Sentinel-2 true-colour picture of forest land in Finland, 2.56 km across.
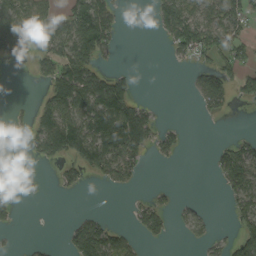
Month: September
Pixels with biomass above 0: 41%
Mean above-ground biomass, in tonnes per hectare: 46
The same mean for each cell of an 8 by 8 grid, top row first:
89 57 113 68 0 100 60 66
71 58 123 31 0 55 72 59
0 66 123 73 0 0 67 52
7 72 113 136 43 0 24 1
10 84 102 112 65 32 3 35
8 2 39 59 14 0 6 92
25 0 4 0 39 23 5 60
3 5 84 81 25 4 25 70
